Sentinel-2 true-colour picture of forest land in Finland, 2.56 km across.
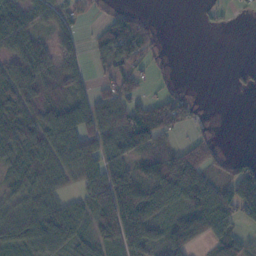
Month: November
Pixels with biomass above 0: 66%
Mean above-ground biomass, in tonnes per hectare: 52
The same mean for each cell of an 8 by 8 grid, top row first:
62 50 31 41 18 0 12 5
56 43 36 82 57 0 0 0
79 50 40 50 25 7 0 9
88 63 74 60 85 71 2 0
96 75 100 60 77 30 33 0
51 55 55 76 81 119 55 70
45 65 21 87 105 48 104 91
59 99 46 45 85 84 64 52
